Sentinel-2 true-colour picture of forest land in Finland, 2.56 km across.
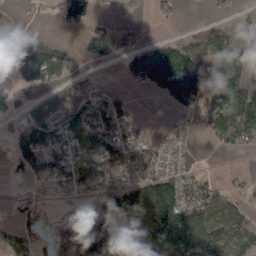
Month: March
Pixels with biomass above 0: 65%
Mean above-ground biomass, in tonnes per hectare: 76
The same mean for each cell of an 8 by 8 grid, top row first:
13 8 89 13 8 16 9 35
149 90 31 46 17 82 84 80
73 76 47 9 55 196 139 145
35 80 127 101 7 41 119 141
66 126 132 125 70 38 9 71
21 100 123 81 83 75 23 11
26 25 61 100 176 178 97 27
58 32 155 192 113 137 111 62
